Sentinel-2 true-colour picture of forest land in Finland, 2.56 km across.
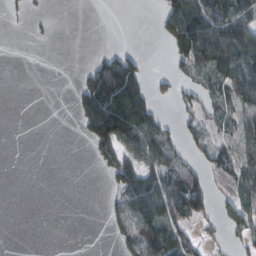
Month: February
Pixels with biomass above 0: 42%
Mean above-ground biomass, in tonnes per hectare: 44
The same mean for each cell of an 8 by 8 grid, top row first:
7 7 0 0 0 107 121 97
0 1 0 15 5 74 139 107
0 0 27 158 72 37 52 89
0 0 59 162 105 21 48 45
0 0 6 115 103 44 44 44
0 0 0 51 95 79 36 50
0 0 0 23 112 94 43 56
0 0 0 11 92 86 30 36
